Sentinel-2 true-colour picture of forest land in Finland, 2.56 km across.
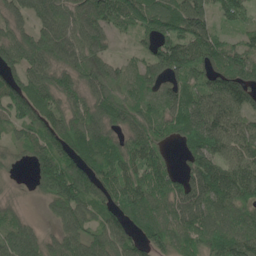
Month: May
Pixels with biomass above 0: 87%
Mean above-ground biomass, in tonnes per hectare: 96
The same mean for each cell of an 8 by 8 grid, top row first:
63 101 116 125 108 111 90 69
108 114 109 43 48 110 119 89
97 92 99 85 92 85 94 141
107 103 90 118 93 120 151 98
44 109 115 94 120 43 132 95
7 112 129 95 103 73 142 112
24 39 99 88 116 97 96 80
117 57 102 112 88 99 98 114
